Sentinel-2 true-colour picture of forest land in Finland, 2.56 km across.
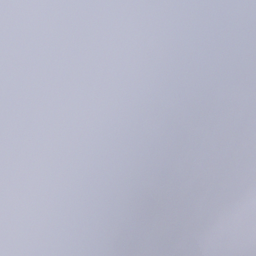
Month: January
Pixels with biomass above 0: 20%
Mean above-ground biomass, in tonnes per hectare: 26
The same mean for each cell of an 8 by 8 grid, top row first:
0 0 0 0 30 0 0 0
0 0 0 0 17 0 0 0
0 0 0 0 0 0 0 2
0 0 0 0 18 51 76 91
0 0 0 0 20 34 21 121
0 0 0 0 25 53 130 156
0 0 0 21 82 139 41 120
0 0 0 109 75 75 52 74
